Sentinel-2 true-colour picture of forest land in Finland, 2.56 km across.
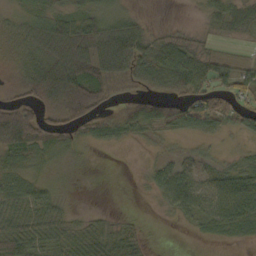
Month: October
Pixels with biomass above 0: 74%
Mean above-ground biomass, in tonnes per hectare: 39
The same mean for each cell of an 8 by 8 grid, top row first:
19 39 39 38 11 1 21 42
24 61 75 117 59 57 17 7
24 79 92 59 47 80 53 47
70 40 94 33 60 72 74 40
67 58 28 23 12 13 18 13
38 11 2 1 8 49 30 41
41 41 4 3 1 30 49 73
66 46 40 49 18 0 13 18
